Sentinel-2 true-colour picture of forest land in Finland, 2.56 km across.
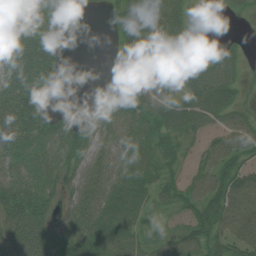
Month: July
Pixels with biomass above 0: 78%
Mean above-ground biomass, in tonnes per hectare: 50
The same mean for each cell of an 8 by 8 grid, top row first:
75 53 13 35 74 55 3 4
69 67 0 19 66 50 13 18
74 66 0 34 19 52 65 27
97 44 9 60 60 64 72 31
76 58 63 49 54 46 26 44
58 49 56 70 53 30 47 72
84 51 57 68 43 43 68 71
54 62 66 70 36 45 65 53
